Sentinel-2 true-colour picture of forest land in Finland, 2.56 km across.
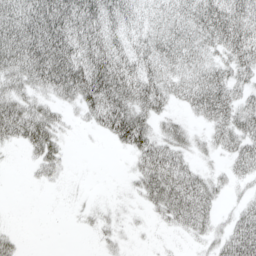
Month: April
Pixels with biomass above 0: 70%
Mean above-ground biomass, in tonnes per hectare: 43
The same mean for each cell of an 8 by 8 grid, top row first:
67 87 82 62 35 46 65 60
80 95 73 62 50 59 38 60
50 75 92 93 71 44 61 41
68 39 28 88 59 20 53 53
30 60 1 21 68 42 21 49
0 21 0 0 55 69 29 27
0 0 6 5 16 64 41 26
19 0 0 14 3 5 25 64
